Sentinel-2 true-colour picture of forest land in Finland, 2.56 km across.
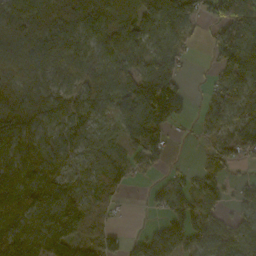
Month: October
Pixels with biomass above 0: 82%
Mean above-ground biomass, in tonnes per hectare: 75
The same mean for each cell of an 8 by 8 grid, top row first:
80 71 80 66 104 106 56 188
75 93 72 88 67 54 22 157
65 70 74 112 133 81 21 122
94 84 82 79 154 120 62 78
110 81 58 45 102 6 24 61
87 79 50 73 21 29 33 14
101 114 72 33 9 78 60 59
114 95 74 56 47 76 79 77
